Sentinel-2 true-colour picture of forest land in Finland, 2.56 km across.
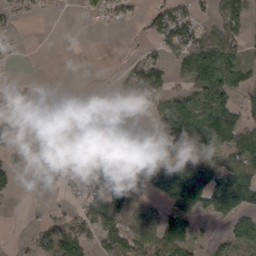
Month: March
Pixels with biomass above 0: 56%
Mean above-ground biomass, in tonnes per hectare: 60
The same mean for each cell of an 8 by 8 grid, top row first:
24 13 15 41 28 97 33 69
8 0 0 1 22 74 111 52
18 1 3 19 112 29 115 62
35 25 35 65 61 133 124 77
37 19 42 80 85 59 97 102
23 26 59 70 93 180 150 146
3 9 38 95 54 87 103 132
7 65 58 96 97 145 40 72
